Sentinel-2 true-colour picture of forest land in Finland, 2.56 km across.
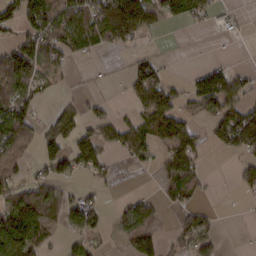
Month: February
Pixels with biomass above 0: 52%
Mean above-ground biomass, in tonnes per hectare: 51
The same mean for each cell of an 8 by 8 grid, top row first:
68 96 100 159 127 50 33 10
57 63 58 44 14 0 0 0
88 35 2 4 103 17 86 40
99 16 42 17 71 79 49 90
69 57 87 49 78 79 41 93
40 41 21 18 4 86 17 31
85 68 76 12 61 42 21 1
95 40 36 10 105 40 59 0
